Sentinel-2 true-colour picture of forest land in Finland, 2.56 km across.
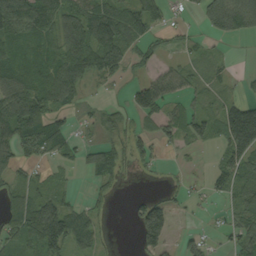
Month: September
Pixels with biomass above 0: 65%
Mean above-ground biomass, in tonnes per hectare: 62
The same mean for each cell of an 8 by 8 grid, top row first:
115 86 97 110 103 16 82 121
68 61 137 135 54 24 17 1
81 78 88 37 48 63 39 17
118 104 22 26 79 43 56 148
94 105 40 47 43 37 32 160
41 29 10 53 9 6 13 68
85 106 45 17 84 26 12 61
81 134 75 10 86 19 28 68
